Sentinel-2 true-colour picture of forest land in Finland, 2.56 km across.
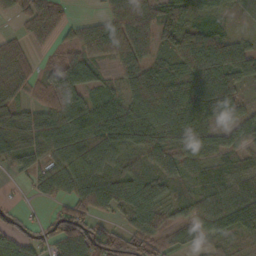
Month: October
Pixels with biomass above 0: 81%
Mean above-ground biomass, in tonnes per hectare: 64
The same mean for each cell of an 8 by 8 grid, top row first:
47 88 11 69 92 87 52 9
40 24 60 71 69 67 125 62
63 74 130 30 89 83 104 59
47 69 110 87 73 75 26 42
53 66 73 72 64 69 60 53
18 58 71 62 78 58 53 76
23 13 75 66 91 38 73 123
64 47 91 64 72 32 48 37
